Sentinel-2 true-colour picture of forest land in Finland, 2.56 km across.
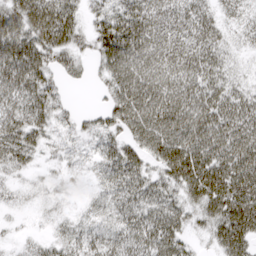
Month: March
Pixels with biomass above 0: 87%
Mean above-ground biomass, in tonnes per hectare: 47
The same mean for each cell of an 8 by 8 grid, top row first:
60 74 35 54 59 50 39 29
73 66 34 74 67 60 57 18
73 39 18 49 71 67 58 23
58 46 16 47 70 71 67 63
56 23 13 32 51 72 69 65
19 11 9 41 45 60 80 74
12 11 8 33 51 45 60 84
9 19 33 35 52 45 23 67
